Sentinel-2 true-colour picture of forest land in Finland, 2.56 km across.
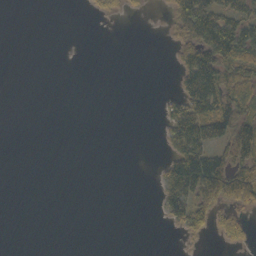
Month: October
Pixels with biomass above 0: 27%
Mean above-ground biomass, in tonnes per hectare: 30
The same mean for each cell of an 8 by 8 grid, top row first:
0 0 1 18 4 67 113 74
0 0 0 0 0 41 133 89
0 0 0 0 0 26 132 69
0 0 0 0 0 66 104 86
0 0 0 0 0 58 86 126
0 0 0 0 0 95 168 87
0 0 0 0 0 71 76 52
0 0 0 0 0 3 12 40
